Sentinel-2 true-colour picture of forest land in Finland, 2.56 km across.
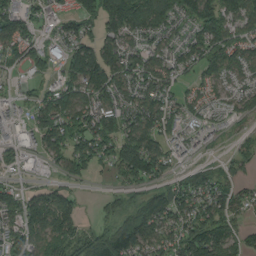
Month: August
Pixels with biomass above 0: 76%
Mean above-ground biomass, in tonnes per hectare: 86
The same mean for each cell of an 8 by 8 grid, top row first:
108 45 110 126 122 78 136 105
89 45 120 92 77 67 107 82
21 30 126 136 110 67 49 68
27 126 134 120 125 63 39 56
55 99 109 108 138 30 10 28
29 23 46 32 120 47 71 37
88 143 54 41 137 120 115 58
90 121 106 181 150 105 154 73
